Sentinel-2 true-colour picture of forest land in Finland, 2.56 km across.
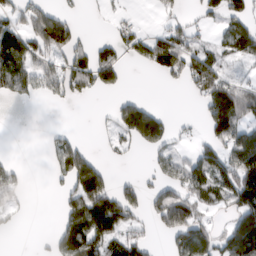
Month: March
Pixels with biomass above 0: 48%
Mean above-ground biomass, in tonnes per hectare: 53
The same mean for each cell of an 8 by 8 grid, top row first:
44 83 12 12 2 22 29 60
105 79 47 53 59 89 37 69
88 60 69 57 0 25 107 37
0 1 0 30 88 3 69 100
0 21 45 20 67 24 48 93
33 14 111 31 16 56 99 111
25 0 103 109 44 132 40 85
0 15 114 77 36 61 70 140
